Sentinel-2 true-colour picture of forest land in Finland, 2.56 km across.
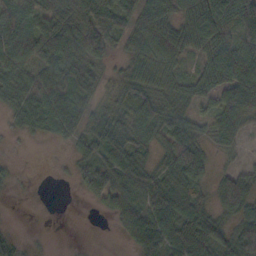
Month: October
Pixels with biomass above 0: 79%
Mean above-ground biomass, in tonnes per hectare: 51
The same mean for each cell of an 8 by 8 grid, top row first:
77 71 79 80 71 64 102 116
59 74 75 50 54 66 80 92
58 56 60 21 62 36 72 111
31 71 53 34 64 54 34 89
2 8 19 55 40 71 26 25
6 6 30 66 47 59 37 49
0 9 1 39 55 73 37 81
18 2 0 2 60 67 68 87
